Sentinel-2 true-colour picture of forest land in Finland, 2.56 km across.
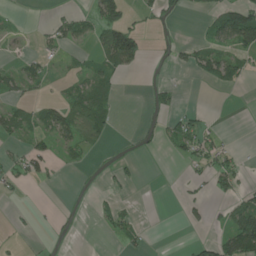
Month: June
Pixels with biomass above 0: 27%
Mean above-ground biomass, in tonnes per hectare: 23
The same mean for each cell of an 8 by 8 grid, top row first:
6 9 26 61 14 20 29 105
4 16 17 120 38 15 30 56
32 20 18 26 3 5 45 33
35 34 60 32 4 20 5 0
14 23 47 8 5 30 29 2
23 19 1 12 2 1 20 27
3 1 1 20 0 2 21 58
3 3 1 10 17 0 20 137
